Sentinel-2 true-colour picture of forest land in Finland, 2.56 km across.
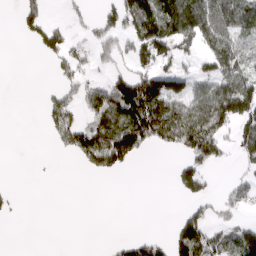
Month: March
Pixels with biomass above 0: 41%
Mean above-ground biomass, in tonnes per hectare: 59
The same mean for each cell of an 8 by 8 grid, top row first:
36 48 21 68 134 151 112 116
0 88 45 62 135 82 70 72
0 9 59 70 114 86 73 106
0 64 60 124 165 100 121 135
0 8 95 143 85 84 123 81
0 2 3 26 0 51 48 32
11 0 0 0 0 5 42 46
0 0 0 10 47 92 103 113
